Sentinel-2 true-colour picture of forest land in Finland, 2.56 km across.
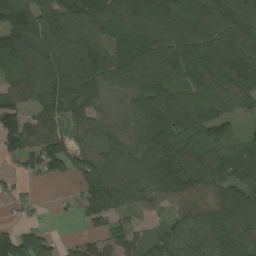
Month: August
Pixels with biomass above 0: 87%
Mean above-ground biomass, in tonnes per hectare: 117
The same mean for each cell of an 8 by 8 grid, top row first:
184 146 174 128 152 183 179 158
160 174 180 95 149 161 151 154
76 152 193 108 123 98 118 125
92 106 114 65 122 154 115 61
111 115 56 94 129 118 92 64
23 68 75 124 136 149 129 120
16 4 70 138 62 113 180 191
110 70 37 60 69 122 127 174
